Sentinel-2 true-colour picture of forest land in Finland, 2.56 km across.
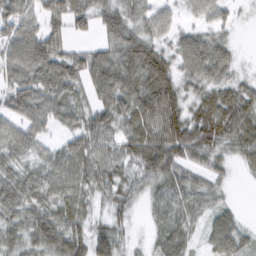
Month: February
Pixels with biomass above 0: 86%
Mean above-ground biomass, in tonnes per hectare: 58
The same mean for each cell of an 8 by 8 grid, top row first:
75 65 60 73 50 24 41 11
79 88 30 60 83 52 80 14
64 90 59 96 97 68 64 36
66 59 48 67 95 92 81 74
64 31 59 47 87 96 62 57
63 69 68 59 65 57 38 9
59 63 53 46 21 46 36 10
47 76 60 69 11 50 31 42
